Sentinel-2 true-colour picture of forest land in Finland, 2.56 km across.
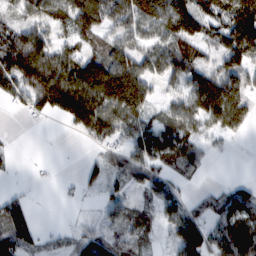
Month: February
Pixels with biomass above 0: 71%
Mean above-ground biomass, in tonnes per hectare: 72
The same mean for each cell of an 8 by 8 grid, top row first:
37 81 99 80 114 135 99 137
112 84 50 73 64 71 50 139
97 139 154 193 92 59 122 86
18 56 144 124 75 69 131 81
7 0 9 59 86 102 37 5
6 7 29 44 70 51 10 7
93 0 5 55 35 75 47 114
117 19 55 61 37 87 104 130
